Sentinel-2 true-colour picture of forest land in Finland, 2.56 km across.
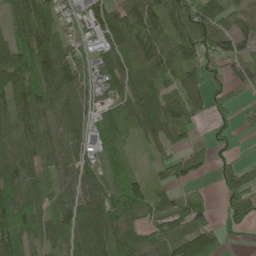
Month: May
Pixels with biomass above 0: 82%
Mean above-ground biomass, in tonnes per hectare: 73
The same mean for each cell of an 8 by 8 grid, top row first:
84 87 55 94 117 80 102 48
97 111 48 79 102 79 89 64
117 118 84 79 75 76 61 50
91 89 76 53 85 87 51 35
82 76 88 51 31 42 34 12
97 50 96 63 30 55 15 77
120 56 102 99 71 60 37 83
101 65 100 88 71 84 67 1
